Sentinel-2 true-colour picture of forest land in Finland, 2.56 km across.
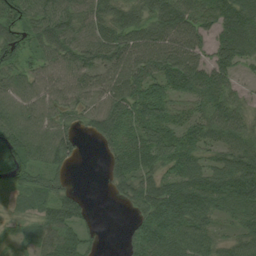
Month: August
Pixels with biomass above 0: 86%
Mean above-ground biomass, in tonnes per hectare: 65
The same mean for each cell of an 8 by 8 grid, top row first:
66 69 63 65 56 85 63 86
66 56 71 71 82 79 58 81
59 63 61 70 90 79 73 31
71 65 49 90 94 50 60 54
91 84 35 68 97 99 62 76
49 49 0 51 78 72 68 103
23 58 47 3 74 128 81 79
26 58 65 0 91 78 59 55
